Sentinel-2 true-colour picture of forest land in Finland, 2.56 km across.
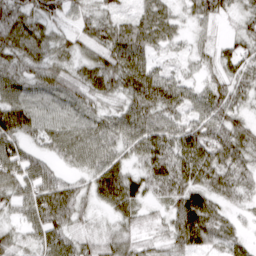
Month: March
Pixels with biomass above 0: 91%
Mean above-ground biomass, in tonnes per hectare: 55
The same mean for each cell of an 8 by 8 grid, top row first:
61 54 37 40 45 30 48 35
60 48 35 75 61 22 26 51
59 56 51 64 80 43 30 53
83 60 58 38 72 55 70 41
60 46 68 59 76 78 84 66
81 57 37 86 61 82 73 55
51 98 50 52 35 65 67 23
42 70 44 48 31 61 54 28
